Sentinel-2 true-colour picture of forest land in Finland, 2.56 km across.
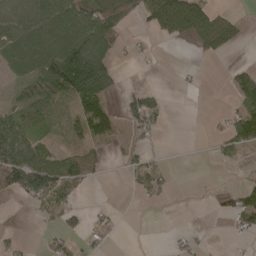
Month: April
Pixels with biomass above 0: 45%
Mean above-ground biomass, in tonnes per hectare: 41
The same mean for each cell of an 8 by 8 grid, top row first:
78 100 83 83 38 90 73 13
61 95 152 66 8 1 50 13
25 102 178 74 1 5 1 62
38 51 66 38 84 0 3 57
106 27 38 21 13 0 9 55
108 103 68 1 53 7 0 4
0 39 23 9 8 1 4 72
16 17 35 8 0 9 5 7
